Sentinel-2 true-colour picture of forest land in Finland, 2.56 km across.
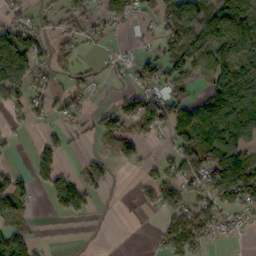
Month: October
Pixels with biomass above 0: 55%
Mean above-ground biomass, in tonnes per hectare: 61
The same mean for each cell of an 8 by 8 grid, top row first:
30 32 49 79 45 80 109 142
105 58 43 16 27 82 111 106
98 48 38 22 68 78 71 140
33 45 42 57 122 103 152 121
11 43 19 57 55 71 90 76
48 57 45 22 27 70 101 102
59 11 60 2 20 91 81 75
86 3 1 0 1 92 35 11
